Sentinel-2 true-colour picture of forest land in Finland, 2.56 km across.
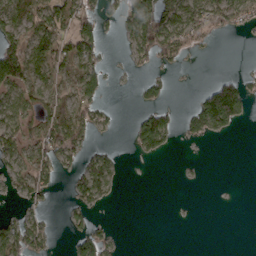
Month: March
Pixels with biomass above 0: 42%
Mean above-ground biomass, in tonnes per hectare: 40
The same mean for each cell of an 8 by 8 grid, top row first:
65 86 70 24 119 100 80 55
65 94 75 3 79 76 9 1
90 54 67 6 26 3 15 52
61 58 62 18 37 22 142 78
64 70 50 6 65 13 8 0
54 49 56 54 0 1 1 0
8 20 42 5 0 0 0 0
93 37 56 21 0 0 0 0
